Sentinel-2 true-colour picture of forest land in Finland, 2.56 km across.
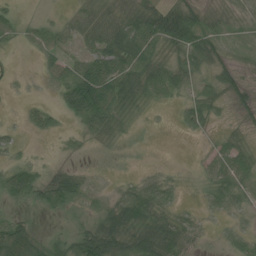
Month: July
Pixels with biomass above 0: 65%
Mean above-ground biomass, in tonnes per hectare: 29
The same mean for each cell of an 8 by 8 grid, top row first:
17 5 19 26 47 68 23 11
6 35 18 55 57 36 46 9
5 16 77 72 57 40 23 25
3 20 73 49 8 10 32 14
14 1 8 8 1 0 6 20
52 28 26 3 10 6 24 37
11 29 17 45 69 20 14 19
63 24 55 90 71 65 5 21
